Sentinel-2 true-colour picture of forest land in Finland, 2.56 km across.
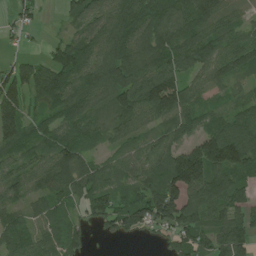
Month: July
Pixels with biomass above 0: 86%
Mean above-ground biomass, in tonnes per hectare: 87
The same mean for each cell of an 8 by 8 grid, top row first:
35 5 73 99 111 92 102 42
12 35 110 114 101 108 104 97
122 117 101 122 115 106 68 60
123 65 84 87 97 114 52 54
96 70 85 43 60 87 121 134
85 111 95 60 96 169 147 85
64 70 46 102 134 157 123 78
90 67 49 29 17 68 78 93
